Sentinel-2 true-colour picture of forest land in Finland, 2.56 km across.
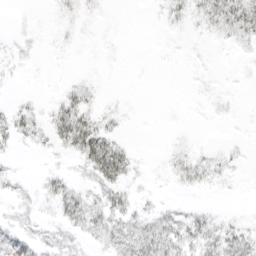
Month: April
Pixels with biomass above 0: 43%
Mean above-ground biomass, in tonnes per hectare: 11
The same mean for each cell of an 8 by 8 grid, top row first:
1 1 7 1 0 12 22 36
5 1 2 1 0 0 2 9
3 0 7 0 0 0 2 1
16 12 34 9 0 0 2 1
12 12 42 31 0 3 2 3
8 10 9 36 4 12 15 3
11 6 32 31 9 10 6 1
26 15 14 25 40 30 25 27
